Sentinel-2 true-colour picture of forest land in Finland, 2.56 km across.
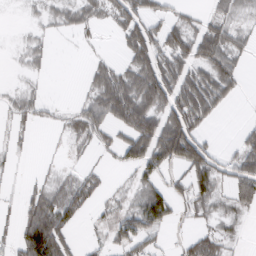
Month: February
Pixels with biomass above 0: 53%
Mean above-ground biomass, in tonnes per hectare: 36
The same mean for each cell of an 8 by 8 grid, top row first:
0 14 33 36 55 23 24 17
4 10 4 3 78 60 76 35
3 4 4 66 79 74 67 28
22 15 37 72 81 79 52 1
9 1 15 35 80 118 36 35
4 12 24 5 37 26 63 62
11 69 36 16 68 30 30 26
35 108 12 38 49 8 45 9
